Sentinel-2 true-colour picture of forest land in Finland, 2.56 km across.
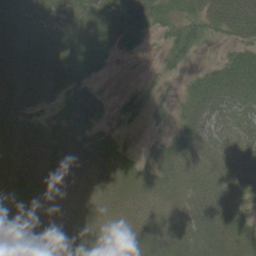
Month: June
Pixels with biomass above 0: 84%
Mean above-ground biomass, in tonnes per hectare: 31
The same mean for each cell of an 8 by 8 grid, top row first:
34 38 46 49 44 28 41 70
35 38 48 29 12 42 7 39
29 38 38 4 5 6 42 80
23 9 26 10 20 16 48 47
28 17 21 17 5 33 38 41
30 18 20 27 18 35 41 53
28 24 17 20 24 26 49 39
41 34 29 23 29 34 44 43
